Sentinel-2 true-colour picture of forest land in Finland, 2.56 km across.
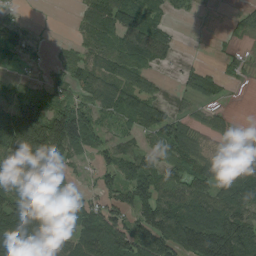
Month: August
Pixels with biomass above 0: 70%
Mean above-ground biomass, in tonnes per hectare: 71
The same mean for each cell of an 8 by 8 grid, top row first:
22 0 30 99 82 18 1 15
81 9 35 64 124 40 1 10
33 33 56 71 44 17 47 11
138 124 105 68 92 32 35 2
157 190 118 56 35 94 20 46
93 41 18 54 88 60 92 103
121 120 93 61 91 104 108 99
78 114 92 106 90 130 189 153
